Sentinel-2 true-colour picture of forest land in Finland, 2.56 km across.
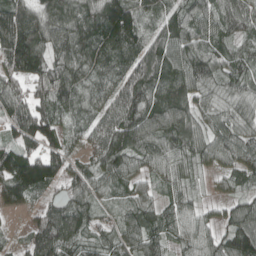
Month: April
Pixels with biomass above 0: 93%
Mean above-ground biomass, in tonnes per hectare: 86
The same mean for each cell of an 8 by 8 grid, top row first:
117 94 107 157 72 64 86 98
172 105 113 110 90 101 87 54
102 123 82 77 107 88 94 75
110 98 65 97 108 97 71 80
75 95 45 110 89 97 81 89
132 123 72 88 62 76 30 68
48 61 90 40 75 72 30 62
18 127 76 57 90 60 68 120
